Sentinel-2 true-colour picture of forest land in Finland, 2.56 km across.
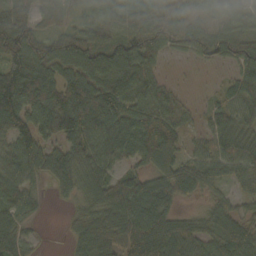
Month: October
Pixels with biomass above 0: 87%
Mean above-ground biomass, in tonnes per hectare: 77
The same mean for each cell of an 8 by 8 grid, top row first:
85 48 47 53 77 62 38 44
130 80 103 102 121 51 69 71
141 100 104 94 77 9 3 65
120 140 131 128 87 61 31 68
99 64 87 114 108 86 55 84
69 72 89 62 69 120 80 56
65 10 42 94 106 52 42 46
65 2 65 96 102 88 70 117
